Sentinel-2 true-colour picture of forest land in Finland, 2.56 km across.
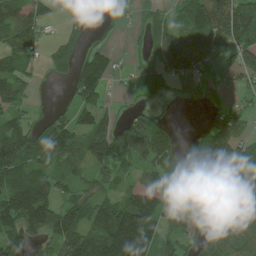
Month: June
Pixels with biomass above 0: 71%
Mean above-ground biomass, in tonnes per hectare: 82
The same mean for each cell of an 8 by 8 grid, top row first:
91 52 22 5 30 53 164 129
99 29 26 26 35 130 101 97
80 14 109 36 55 52 9 42
64 23 76 25 46 0 40 70
122 108 91 125 160 49 180 108
117 92 63 73 63 38 120 91
166 121 102 127 180 35 54 79
102 79 150 221 184 67 59 63
